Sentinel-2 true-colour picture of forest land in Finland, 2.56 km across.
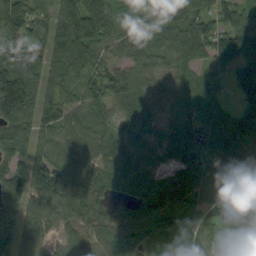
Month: September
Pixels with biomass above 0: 92%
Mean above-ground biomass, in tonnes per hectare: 100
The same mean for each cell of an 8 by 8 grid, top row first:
170 65 211 129 59 112 90 105
132 97 133 74 93 89 106 109
219 91 100 110 70 71 80 97
159 102 85 60 65 72 82 115
104 97 97 90 54 89 97 196
94 137 96 98 83 73 86 97
110 93 100 73 99 165 82 82
97 46 88 123 105 103 60 28
